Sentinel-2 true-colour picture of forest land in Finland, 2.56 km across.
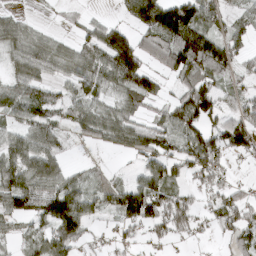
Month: March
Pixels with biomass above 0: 73%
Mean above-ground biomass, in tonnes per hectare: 65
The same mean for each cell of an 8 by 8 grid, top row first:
28 5 18 14 116 149 78 36
68 64 57 140 68 126 118 49
69 55 63 74 106 52 62 41
72 67 62 59 40 88 92 66
77 71 18 43 100 58 103 78
106 103 34 27 35 50 63 10
74 100 95 59 123 85 37 84
33 74 55 27 30 26 12 69
